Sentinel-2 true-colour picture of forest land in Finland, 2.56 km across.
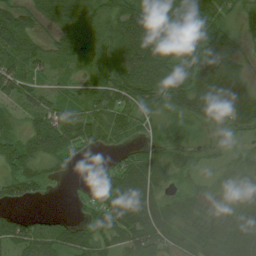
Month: August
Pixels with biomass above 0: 83%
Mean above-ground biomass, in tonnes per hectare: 51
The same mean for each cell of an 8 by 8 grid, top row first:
61 44 65 36 57 56 66 17
76 43 58 48 77 50 73 25
79 29 30 57 81 81 80 50
33 74 48 68 43 47 56 58
49 62 48 31 33 38 16 18
57 28 3 46 78 35 16 38
23 6 14 77 93 55 41 58
57 70 64 50 78 35 77 89
